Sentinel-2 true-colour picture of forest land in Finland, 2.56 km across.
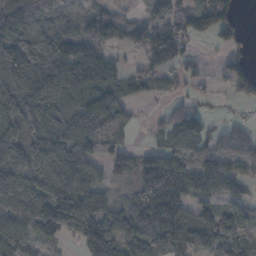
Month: November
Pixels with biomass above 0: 78%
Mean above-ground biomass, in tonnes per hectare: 90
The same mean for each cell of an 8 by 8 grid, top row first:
113 75 66 74 53 104 151 41
152 137 84 49 100 121 9 31
141 153 113 44 68 46 19 101
129 96 106 116 8 67 31 8
86 119 127 92 20 67 80 68
140 111 144 52 112 149 112 46
138 146 167 53 127 122 43 37
90 53 101 140 94 97 131 88
